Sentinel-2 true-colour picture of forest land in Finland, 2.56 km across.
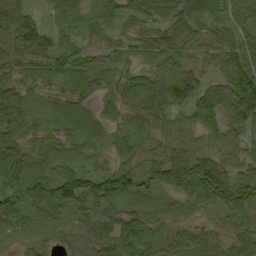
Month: September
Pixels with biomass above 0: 91%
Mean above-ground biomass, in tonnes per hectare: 53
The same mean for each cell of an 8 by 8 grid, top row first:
73 18 30 25 45 49 29 46
58 57 39 37 44 60 39 61
40 38 52 33 46 91 37 74
60 31 49 30 62 55 101 79
53 36 36 30 32 42 29 42
87 65 67 78 62 91 113 51
53 75 53 45 51 35 38 90
39 41 55 81 88 50 46 54
